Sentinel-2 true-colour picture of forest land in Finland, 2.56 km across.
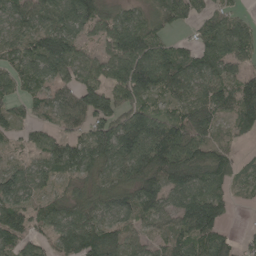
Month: May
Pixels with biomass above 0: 85%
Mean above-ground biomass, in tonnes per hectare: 85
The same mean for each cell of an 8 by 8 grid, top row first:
82 80 111 63 54 76 61 36
73 110 57 91 130 56 87 88
72 73 77 93 145 114 87 85
46 67 98 104 99 61 97 108
22 63 90 149 154 153 77 20
76 55 70 83 136 137 102 50
91 62 92 100 105 80 152 10
76 48 115 87 44 78 119 29
